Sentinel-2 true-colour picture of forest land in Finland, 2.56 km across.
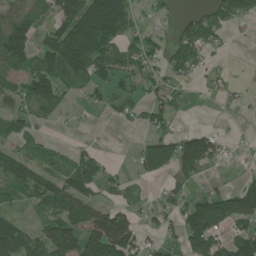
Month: June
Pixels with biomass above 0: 59%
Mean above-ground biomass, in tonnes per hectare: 71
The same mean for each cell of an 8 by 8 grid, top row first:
87 61 178 233 19 25 45 44
132 119 226 111 74 69 43 2
64 123 86 77 69 38 22 6
64 53 10 31 44 33 1 9
61 31 18 1 45 94 77 8
116 80 131 29 36 60 19 14
43 85 105 63 22 48 136 136
148 122 114 184 40 38 121 113
